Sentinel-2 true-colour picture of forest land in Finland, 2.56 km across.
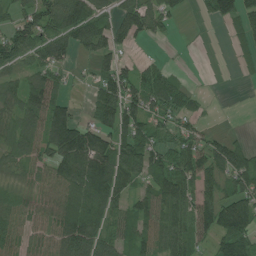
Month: July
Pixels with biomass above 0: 72%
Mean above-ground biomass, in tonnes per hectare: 73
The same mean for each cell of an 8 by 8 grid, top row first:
50 101 108 62 111 41 39 82
100 78 70 66 6 1 0 33
42 67 11 103 77 45 1 8
74 102 23 105 93 71 11 0
66 97 142 113 85 69 70 47
36 49 105 136 71 121 88 103
73 48 102 75 96 105 106 119
67 62 165 77 91 113 51 110
